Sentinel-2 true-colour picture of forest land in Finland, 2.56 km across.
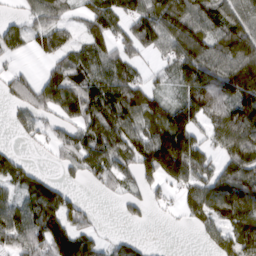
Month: March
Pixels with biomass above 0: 72%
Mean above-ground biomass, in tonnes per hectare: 85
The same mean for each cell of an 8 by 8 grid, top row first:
25 69 40 104 97 132 95 87
43 58 68 76 65 107 114 129
57 70 95 110 44 79 123 159
41 59 105 125 102 112 114 122
13 31 87 110 114 199 65 126
70 31 40 73 83 125 94 111
88 122 62 3 41 26 119 139
117 156 111 26 14 0 59 155
